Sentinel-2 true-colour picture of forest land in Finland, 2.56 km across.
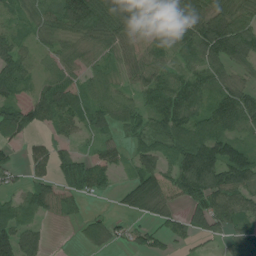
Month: July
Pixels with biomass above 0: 78%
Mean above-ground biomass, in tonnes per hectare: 65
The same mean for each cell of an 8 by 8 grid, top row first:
32 56 147 102 41 88 95 83
69 35 43 51 56 78 132 116
90 45 45 40 73 69 77 44
73 74 57 64 53 92 79 99
29 40 24 41 64 83 121 63
23 43 82 33 84 83 141 99
60 63 23 10 56 33 87 83
110 24 28 46 41 30 27 67
